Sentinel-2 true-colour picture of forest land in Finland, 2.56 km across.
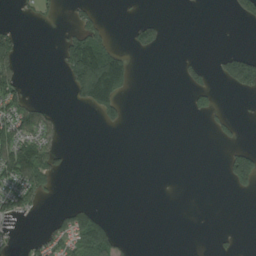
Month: August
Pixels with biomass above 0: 21%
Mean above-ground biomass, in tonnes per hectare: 29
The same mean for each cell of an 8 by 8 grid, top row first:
5 11 33 1 7 0 0 33
46 0 129 50 36 0 0 7
48 0 151 219 0 7 28 100
76 28 10 60 0 0 33 1
83 50 0 0 0 0 3 22
87 50 0 0 0 0 0 115
50 5 38 0 0 0 0 0
8 55 98 73 0 0 1 5
